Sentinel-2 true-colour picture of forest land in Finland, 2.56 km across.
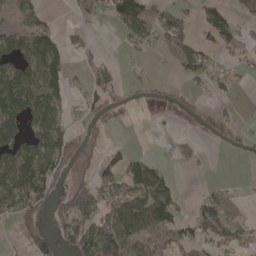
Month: April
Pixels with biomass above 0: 46%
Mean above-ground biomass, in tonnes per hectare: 48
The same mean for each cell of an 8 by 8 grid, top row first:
46 23 23 46 92 39 62 27
72 106 31 1 26 33 38 36
115 98 11 39 16 13 45 12
104 106 26 24 3 27 26 8
83 102 30 16 3 17 8 17
119 104 19 63 129 19 2 0
71 39 91 61 117 67 57 30
8 49 92 86 60 36 48 46
